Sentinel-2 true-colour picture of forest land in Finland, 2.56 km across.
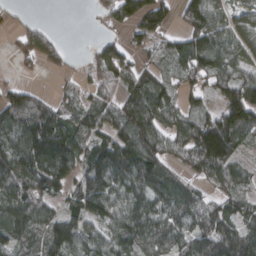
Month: March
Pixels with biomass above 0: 79%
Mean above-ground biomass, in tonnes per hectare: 87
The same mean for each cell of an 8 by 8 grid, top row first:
11 2 0 55 116 54 130 60
39 89 3 70 52 65 113 84
23 5 23 98 83 64 73 95
122 80 72 78 152 83 67 158
125 176 104 115 151 72 178 82
114 129 91 132 134 57 78 58
122 80 103 91 95 80 73 70
98 125 104 88 83 67 119 129
